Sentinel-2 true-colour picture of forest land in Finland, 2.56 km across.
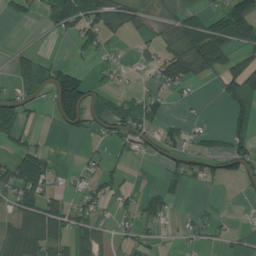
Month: July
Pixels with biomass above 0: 46%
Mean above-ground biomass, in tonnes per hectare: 42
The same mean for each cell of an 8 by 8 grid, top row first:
26 49 102 66 34 46 49 118
13 3 39 12 17 60 146 73
32 64 58 18 13 81 25 108
61 21 81 78 61 4 2 50
33 10 4 27 34 44 24 46
86 60 21 31 4 32 35 51
48 77 40 19 36 11 8 1
68 81 55 27 26 7 20 15
